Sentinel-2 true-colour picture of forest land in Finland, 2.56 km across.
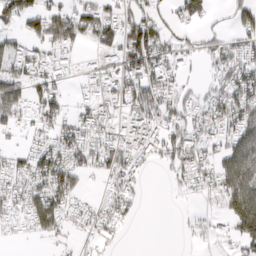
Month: March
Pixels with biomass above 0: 61%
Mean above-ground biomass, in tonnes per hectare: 50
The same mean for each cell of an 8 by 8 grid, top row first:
79 94 62 42 53 34 36 48
38 56 37 66 130 39 33 47
60 51 11 40 97 38 20 80
58 66 32 36 82 55 50 83
12 39 71 52 59 81 48 82
47 98 57 48 18 28 48 124
35 104 27 41 7 4 16 129
8 24 15 18 0 1 16 74
